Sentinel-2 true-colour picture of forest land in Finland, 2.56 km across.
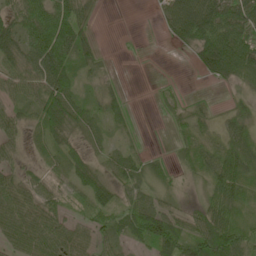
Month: May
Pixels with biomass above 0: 75%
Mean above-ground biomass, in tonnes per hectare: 43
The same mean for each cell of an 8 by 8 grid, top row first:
63 81 63 0 0 66 89 73
60 116 54 1 3 11 73 73
42 75 30 13 0 4 14 39
35 74 42 37 1 17 18 25
31 36 31 20 8 18 32 52
37 37 58 38 42 15 40 62
56 45 23 60 65 27 54 45
53 62 53 46 55 76 86 89
